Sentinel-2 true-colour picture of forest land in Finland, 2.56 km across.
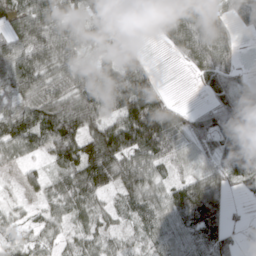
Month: March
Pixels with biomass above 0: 85%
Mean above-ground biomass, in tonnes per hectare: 64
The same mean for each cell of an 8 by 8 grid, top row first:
75 94 61 67 66 97 71 35
85 97 57 53 11 48 94 19
103 70 82 75 65 0 61 32
83 101 124 57 148 34 34 83
74 82 116 132 121 55 34 91
14 41 93 96 71 35 51 71
19 30 53 28 68 99 122 7
25 24 37 31 37 66 88 18
